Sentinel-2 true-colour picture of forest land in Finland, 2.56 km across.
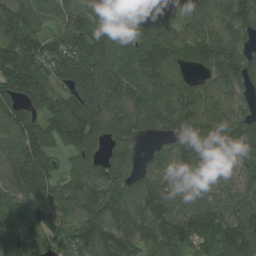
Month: August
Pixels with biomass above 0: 93%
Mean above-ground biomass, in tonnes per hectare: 120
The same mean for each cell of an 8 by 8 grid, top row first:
127 82 104 83 58 89 157 182
121 95 106 116 121 139 154 131
157 103 107 157 147 142 112 144
98 111 137 105 179 191 164 107
99 104 112 58 37 101 114 165
145 114 87 101 102 114 149 99
100 69 120 131 119 119 126 106
117 74 150 151 122 141 143 188
